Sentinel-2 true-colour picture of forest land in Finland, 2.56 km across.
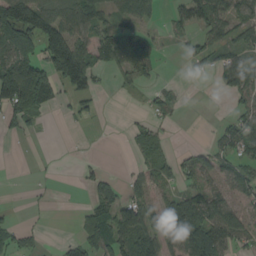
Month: August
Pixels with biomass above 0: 51%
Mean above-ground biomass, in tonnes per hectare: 52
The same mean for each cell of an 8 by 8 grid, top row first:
152 102 85 49 47 37 97 62
126 120 88 66 58 9 51 49
199 90 127 11 28 9 6 84
82 20 20 2 15 18 0 32
2 2 3 2 45 7 15 69
3 3 11 17 51 36 45 60
5 3 12 79 105 106 89 43
36 5 44 109 106 103 134 48
